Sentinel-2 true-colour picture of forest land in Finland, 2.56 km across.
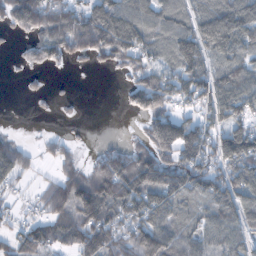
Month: October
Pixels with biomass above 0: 71%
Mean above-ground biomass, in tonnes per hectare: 73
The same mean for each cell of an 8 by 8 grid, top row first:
119 132 101 141 64 61 80 106
8 79 87 113 62 73 74 82
2 8 0 4 79 92 99 90
0 3 4 0 70 61 65 81
41 19 10 21 47 125 76 146
54 17 73 160 141 104 112 102
18 71 140 120 118 72 61 88
57 83 110 106 127 83 62 59
